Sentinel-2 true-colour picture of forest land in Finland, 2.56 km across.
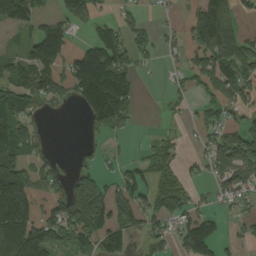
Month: August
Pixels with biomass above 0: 57%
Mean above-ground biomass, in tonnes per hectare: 81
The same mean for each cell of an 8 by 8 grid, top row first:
116 41 93 36 34 19 132 36
28 183 45 124 66 37 137 75
91 131 159 182 12 29 117 129
142 31 37 172 6 16 57 53
163 21 19 30 10 27 60 160
141 67 71 34 63 50 51 128
182 58 142 124 79 82 37 35
178 147 104 98 40 54 108 33
